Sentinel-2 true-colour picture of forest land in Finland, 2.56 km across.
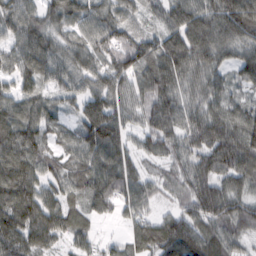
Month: February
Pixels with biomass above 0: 94%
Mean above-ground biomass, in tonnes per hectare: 70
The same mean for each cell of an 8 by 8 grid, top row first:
80 60 70 64 31 92 96 117
56 73 67 87 82 81 102 66
71 59 66 73 69 67 67 46
69 62 57 93 58 75 72 75
104 57 73 105 40 54 75 99
79 64 73 106 54 43 69 65
83 91 47 60 48 39 76 69
81 67 47 22 67 100 73 44
